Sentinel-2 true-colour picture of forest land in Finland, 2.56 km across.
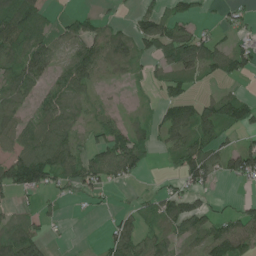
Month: June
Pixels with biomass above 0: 62%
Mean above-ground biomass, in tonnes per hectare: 56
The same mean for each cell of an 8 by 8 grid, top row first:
104 35 47 17 46 58 12 32
79 72 63 82 46 102 73 56
76 44 94 18 18 56 25 29
55 67 39 20 15 75 85 97
64 109 43 90 59 70 81 43
119 105 85 49 21 36 61 84
29 19 7 10 31 74 41 38
100 31 1 70 72 48 71 100
